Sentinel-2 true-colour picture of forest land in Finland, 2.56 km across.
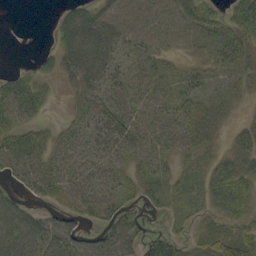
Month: September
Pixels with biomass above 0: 76%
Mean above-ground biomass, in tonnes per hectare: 32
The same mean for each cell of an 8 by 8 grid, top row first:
0 2 37 46 46 50 40 50
0 9 60 44 37 22 29 41
33 16 45 31 37 20 20 23
58 13 25 36 35 33 31 8
35 27 24 41 36 30 19 29
25 46 28 27 33 23 31 52
31 20 28 37 19 12 31 46
56 53 34 51 28 26 50 63
